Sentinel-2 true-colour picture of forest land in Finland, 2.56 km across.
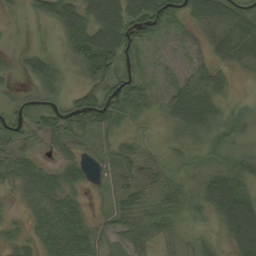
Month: September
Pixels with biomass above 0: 80%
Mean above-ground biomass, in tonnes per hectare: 39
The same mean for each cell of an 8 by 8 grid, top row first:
4 36 67 84 81 36 86 55
9 7 66 96 31 28 30 58
14 39 25 62 34 17 33 5
32 42 68 51 28 41 47 14
42 27 35 23 14 12 17 16
52 35 31 24 39 24 36 50
10 67 34 31 49 54 39 95
21 63 71 25 41 25 16 81
